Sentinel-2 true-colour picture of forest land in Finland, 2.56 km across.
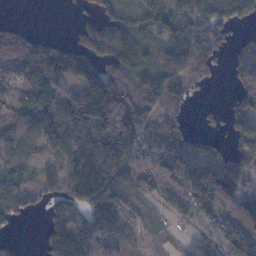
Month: November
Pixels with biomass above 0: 77%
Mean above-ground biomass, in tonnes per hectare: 100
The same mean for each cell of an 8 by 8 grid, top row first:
3 0 23 58 49 64 120 84
130 81 99 116 68 104 83 65
80 148 131 168 90 108 30 117
133 150 207 228 94 49 21 109
101 88 135 182 136 90 57 72
68 65 190 136 159 141 139 126
81 45 78 148 45 94 147 148
23 63 158 84 43 25 90 212
